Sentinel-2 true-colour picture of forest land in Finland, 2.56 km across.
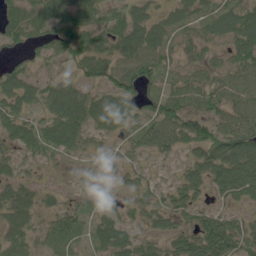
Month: June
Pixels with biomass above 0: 78%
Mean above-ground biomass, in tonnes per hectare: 48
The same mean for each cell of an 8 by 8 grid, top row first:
50 64 66 47 41 35 41 70
31 46 68 53 65 32 36 67
54 24 33 67 69 35 43 55
55 42 59 88 42 79 58 64
41 40 28 17 40 46 82 96
33 10 17 18 26 22 59 95
63 23 25 26 43 49 37 35
48 36 28 59 38 49 96 83
